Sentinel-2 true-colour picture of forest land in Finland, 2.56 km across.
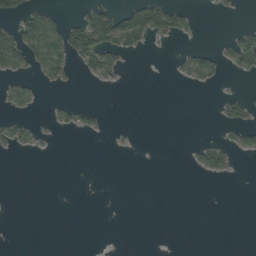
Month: September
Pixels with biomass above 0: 16%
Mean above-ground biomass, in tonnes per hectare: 13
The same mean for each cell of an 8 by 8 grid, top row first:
34 41 22 57 61 40 1 2
61 76 64 53 14 4 13 59
23 19 5 11 0 7 25 5
14 5 19 1 0 0 0 22
25 2 0 2 0 0 25 23
0 0 0 0 0 0 12 1
0 0 0 0 0 0 0 0
0 0 0 0 0 0 0 0
